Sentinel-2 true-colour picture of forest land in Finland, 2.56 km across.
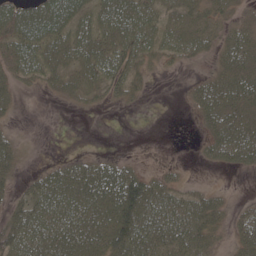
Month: May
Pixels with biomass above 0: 65%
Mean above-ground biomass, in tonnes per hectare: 33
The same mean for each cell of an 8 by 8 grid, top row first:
52 63 39 58 51 34 30 15
47 49 49 54 45 36 24 44
30 24 31 48 16 1 25 43
10 0 6 2 1 0 35 40
17 0 0 0 0 0 26 63
19 34 44 55 37 14 1 4
33 47 50 59 75 50 41 15
60 57 53 54 59 52 30 32
